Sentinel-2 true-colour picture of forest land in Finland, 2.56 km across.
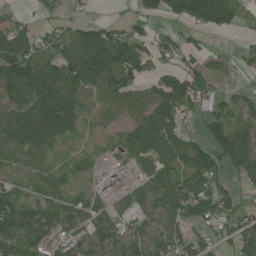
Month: June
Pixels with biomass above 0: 75%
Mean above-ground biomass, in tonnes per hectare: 76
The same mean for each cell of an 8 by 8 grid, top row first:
33 25 24 7 53 65 124 45
164 81 151 134 60 60 30 24
162 119 127 122 70 85 80 17
86 108 50 63 97 112 52 77
77 58 9 23 106 101 77 109
49 57 21 63 69 106 102 48
98 82 69 57 82 103 91 55
110 85 75 90 91 78 48 89
